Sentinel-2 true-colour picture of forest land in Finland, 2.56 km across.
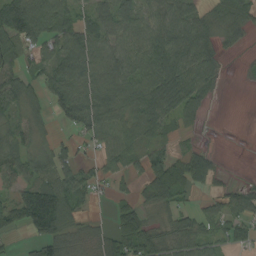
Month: August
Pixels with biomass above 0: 72%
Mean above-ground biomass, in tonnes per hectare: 55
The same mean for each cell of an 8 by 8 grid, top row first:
113 82 46 75 56 80 38 46
72 49 90 62 73 92 67 19
70 62 89 75 77 93 57 3
42 32 92 79 87 59 18 0
63 26 25 61 40 24 8 0
80 65 58 34 48 85 52 4
74 153 37 22 37 44 32 59
7 78 38 55 80 61 39 37
